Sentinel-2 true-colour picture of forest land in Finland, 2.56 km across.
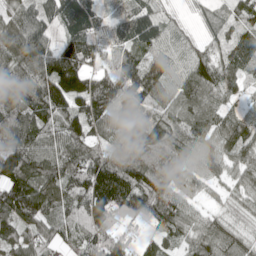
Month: May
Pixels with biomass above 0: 94%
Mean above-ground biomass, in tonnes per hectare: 105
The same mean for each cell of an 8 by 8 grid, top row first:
95 99 163 70 121 26 63 95
114 97 136 94 111 72 63 130
114 149 138 119 171 72 109 72
127 134 128 122 113 92 94 47
136 107 105 88 136 117 97 111
152 132 126 152 129 108 81 91
147 102 115 135 115 106 40 64
89 72 89 105 52 67 114 87
